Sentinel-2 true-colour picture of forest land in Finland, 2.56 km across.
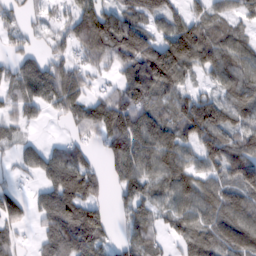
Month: February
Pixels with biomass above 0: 80%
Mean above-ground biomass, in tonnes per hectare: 76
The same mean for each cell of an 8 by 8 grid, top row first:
33 24 94 96 86 63 71 49
34 29 59 85 107 145 110 77
79 121 54 24 146 99 36 97
43 27 69 110 93 70 111 90
38 25 38 81 114 97 92 87
18 63 116 41 85 101 64 110
56 85 131 31 62 71 94 119
42 85 136 38 75 43 95 132
